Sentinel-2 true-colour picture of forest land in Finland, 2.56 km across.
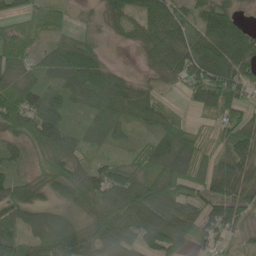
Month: May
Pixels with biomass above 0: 89%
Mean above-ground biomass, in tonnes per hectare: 73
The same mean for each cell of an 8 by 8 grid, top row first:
49 63 20 53 75 80 69 36
77 68 95 10 55 89 99 118
84 63 108 70 28 45 127 91
120 117 41 78 72 33 52 59
52 100 67 42 45 119 37 83
49 74 72 112 92 104 70 75
86 65 55 96 125 88 62 64
60 99 86 82 93 99 56 25
